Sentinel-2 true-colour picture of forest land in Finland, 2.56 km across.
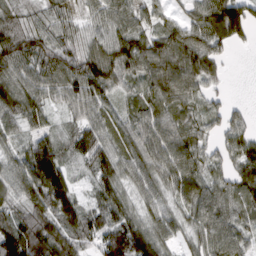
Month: March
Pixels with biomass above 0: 91%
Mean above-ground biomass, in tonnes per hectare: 82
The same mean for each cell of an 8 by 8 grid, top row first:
62 61 44 84 61 36 109 134
114 105 76 106 102 119 107 24
103 98 122 97 78 113 83 0
98 61 56 54 72 79 66 28
49 80 73 72 83 94 54 83
94 159 24 81 70 92 78 87
65 112 88 81 54 59 104 74
133 136 78 125 126 47 92 70
